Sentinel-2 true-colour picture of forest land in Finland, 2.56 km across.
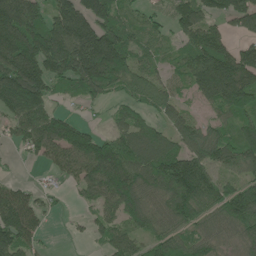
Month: June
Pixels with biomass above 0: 79%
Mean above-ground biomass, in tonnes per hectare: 104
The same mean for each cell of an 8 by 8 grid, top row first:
196 94 157 112 51 78 72 107
212 180 224 221 61 45 156 72
195 124 156 150 75 51 178 153
139 117 15 31 50 69 38 113
41 127 142 105 130 86 119 109
10 20 98 177 124 168 104 86
174 31 23 91 112 129 90 158
122 22 9 79 60 76 75 70
